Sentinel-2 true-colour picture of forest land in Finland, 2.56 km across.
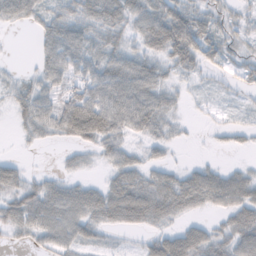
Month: November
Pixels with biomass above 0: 74%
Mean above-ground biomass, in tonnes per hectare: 36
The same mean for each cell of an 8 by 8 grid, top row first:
45 36 43 35 48 58 36 21
0 45 55 35 38 67 41 26
15 38 48 65 61 19 11 24
30 49 90 75 72 20 7 9
4 9 35 45 20 12 2 8
37 15 15 27 34 30 43 31
53 59 54 54 62 46 26 52
13 36 39 8 16 56 49 60
